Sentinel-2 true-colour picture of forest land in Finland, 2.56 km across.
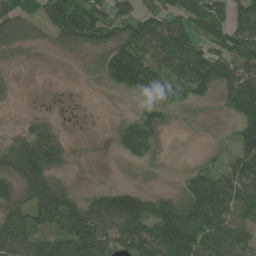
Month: July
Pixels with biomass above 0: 67%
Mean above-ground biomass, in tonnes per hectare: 70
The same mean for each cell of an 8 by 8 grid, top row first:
32 96 160 74 63 76 107 73
20 8 50 101 94 120 67 104
4 0 1 85 158 97 100 143
1 6 1 1 39 28 2 138
64 125 0 20 88 0 4 70
99 100 1 0 2 7 63 98
62 141 88 125 88 73 107 84
126 93 141 87 125 130 98 91
